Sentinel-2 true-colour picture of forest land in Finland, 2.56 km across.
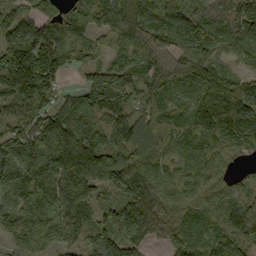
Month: September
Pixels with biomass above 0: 94%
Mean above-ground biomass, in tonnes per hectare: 129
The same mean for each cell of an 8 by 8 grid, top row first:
119 118 134 144 103 86 44 70
180 164 90 81 113 72 87 62
212 151 30 153 97 116 142 98
99 120 129 174 90 96 182 200
170 182 161 130 144 111 122 142
126 185 200 174 145 113 116 56
152 205 183 109 162 114 119 170
110 122 123 177 109 114 117 126
